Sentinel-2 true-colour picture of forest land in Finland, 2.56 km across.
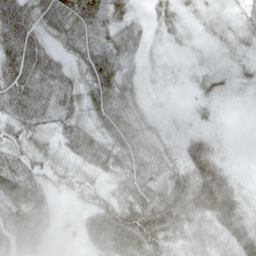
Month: May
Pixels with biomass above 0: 89%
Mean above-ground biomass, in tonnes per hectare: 40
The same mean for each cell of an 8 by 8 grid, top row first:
68 32 45 41 14 27 15 17
72 35 28 37 21 11 9 18
67 58 32 46 14 6 17 16
50 43 38 51 20 6 14 1
40 28 55 46 34 23 44 2
67 33 35 37 42 54 100 12
48 30 27 79 89 85 71 53
29 17 21 113 108 41 34 64
